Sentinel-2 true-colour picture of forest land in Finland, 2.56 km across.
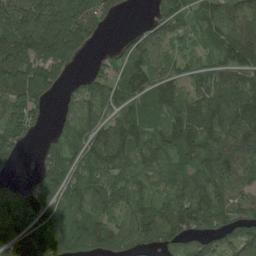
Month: August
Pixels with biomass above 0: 84%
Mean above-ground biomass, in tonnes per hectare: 102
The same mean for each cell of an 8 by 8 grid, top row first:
191 218 213 44 12 75 85 95
152 194 107 16 102 43 66 115
161 132 32 82 109 70 75 86
92 24 94 81 115 115 142 137
68 47 82 141 94 100 108 139
14 99 95 100 75 84 125 117
96 99 107 88 69 116 132 82
104 153 131 149 78 110 121 122
